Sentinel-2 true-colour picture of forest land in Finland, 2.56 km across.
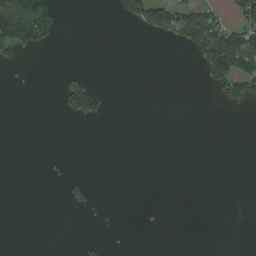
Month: August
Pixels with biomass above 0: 12%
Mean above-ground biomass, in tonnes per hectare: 20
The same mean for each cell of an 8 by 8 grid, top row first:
160 94 0 9 87 97 62 51
78 18 0 0 0 11 139 134
2 0 36 0 0 0 52 105
0 0 75 3 0 0 0 4
0 0 0 0 0 0 0 0
0 3 6 0 0 0 0 0
0 0 15 0 1 0 0 0
0 0 5 0 0 0 0 0
